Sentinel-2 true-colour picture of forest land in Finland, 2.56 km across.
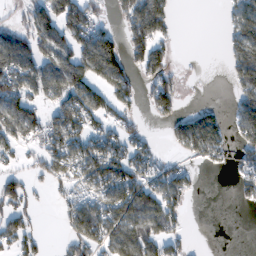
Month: February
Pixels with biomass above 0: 56%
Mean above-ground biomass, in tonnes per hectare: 75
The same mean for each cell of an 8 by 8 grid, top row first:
26 111 117 33 166 25 0 92
124 105 114 145 115 17 0 105
111 107 122 126 52 41 1 82
112 64 134 69 25 63 58 83
59 90 109 102 63 54 138 64
45 66 99 144 106 87 2 48
69 9 96 120 128 70 0 12
76 13 96 107 112 51 0 0
